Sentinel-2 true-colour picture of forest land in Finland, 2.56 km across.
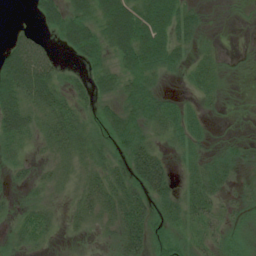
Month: July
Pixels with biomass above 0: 75%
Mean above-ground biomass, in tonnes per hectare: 35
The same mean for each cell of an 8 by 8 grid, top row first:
0 44 51 76 75 60 8 3
51 22 57 52 88 47 15 2
92 66 16 35 54 12 34 2
73 49 28 29 56 34 13 3
36 29 43 36 53 23 16 11
16 18 25 45 89 21 44 13
16 24 29 49 67 38 34 14
22 17 7 21 65 24 22 12
